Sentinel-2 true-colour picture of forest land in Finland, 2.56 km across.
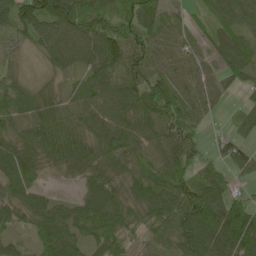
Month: May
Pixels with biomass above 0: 89%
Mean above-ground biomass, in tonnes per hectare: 71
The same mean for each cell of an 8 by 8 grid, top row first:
93 131 96 70 100 43 40 66
33 74 84 92 82 72 50 68
39 23 45 81 86 79 59 42
76 69 66 74 91 97 43 30
78 84 83 94 71 80 24 57
90 23 46 62 78 77 55 30
75 66 48 81 95 109 137 86
32 86 58 79 40 72 123 153
